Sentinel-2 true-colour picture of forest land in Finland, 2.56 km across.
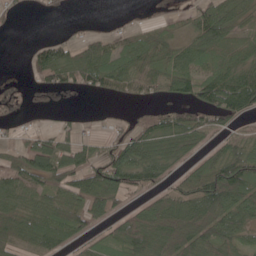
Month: May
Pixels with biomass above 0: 69%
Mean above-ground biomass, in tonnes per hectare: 60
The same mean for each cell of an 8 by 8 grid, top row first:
14 11 6 4 6 25 81 50
0 54 52 54 62 57 82 40
10 59 52 66 60 74 78 97
34 32 14 12 34 72 95 74
36 60 55 49 83 65 33 66
75 87 82 90 83 31 90 115
73 78 65 36 53 90 121 86
72 87 34 48 120 129 107 52
